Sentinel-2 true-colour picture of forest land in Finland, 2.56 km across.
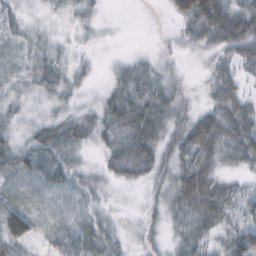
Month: October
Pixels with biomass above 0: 84%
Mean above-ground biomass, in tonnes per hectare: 29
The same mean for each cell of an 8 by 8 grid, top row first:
19 12 18 1 0 29 77 63
16 18 9 2 3 8 28 56
16 30 17 19 39 14 16 35
21 18 17 38 44 27 34 49
27 45 22 30 41 38 58 50
34 36 19 20 22 42 53 15
46 20 16 11 13 31 61 34
56 22 40 23 17 22 25 61
